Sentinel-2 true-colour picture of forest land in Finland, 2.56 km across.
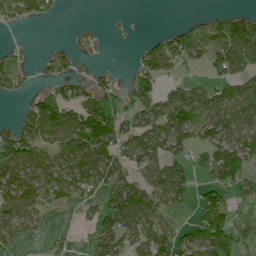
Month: June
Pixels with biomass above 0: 62%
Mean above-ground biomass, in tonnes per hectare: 71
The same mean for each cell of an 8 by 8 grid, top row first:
70 36 0 5 1 1 28 53
18 16 33 6 42 98 88 166
51 33 41 32 85 35 38 85
15 105 102 151 79 96 93 126
123 71 104 125 113 99 93 132
101 88 111 115 71 102 56 103
89 47 39 106 103 50 103 50
47 13 5 111 82 76 114 85
